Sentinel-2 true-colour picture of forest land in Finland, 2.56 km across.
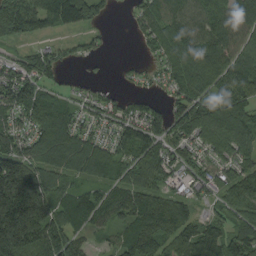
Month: September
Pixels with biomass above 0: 84%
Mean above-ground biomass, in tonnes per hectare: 114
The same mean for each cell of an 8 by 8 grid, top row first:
197 160 142 22 82 103 128 129
40 48 30 5 35 134 140 108
125 82 18 7 25 127 162 145
114 139 55 75 80 86 133 150
113 153 120 97 138 93 98 130
295 127 81 89 114 53 74 84
360 168 133 124 143 100 42 100
330 234 66 49 147 105 146 137
